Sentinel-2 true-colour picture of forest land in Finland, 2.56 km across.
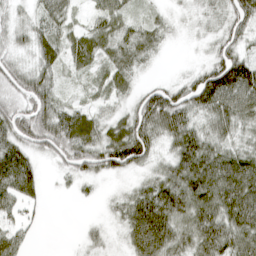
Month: April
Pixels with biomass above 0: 85%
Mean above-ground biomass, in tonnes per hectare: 55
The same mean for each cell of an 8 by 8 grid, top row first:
24 43 14 55 19 11 30 71
32 45 58 48 45 4 22 51
64 45 16 42 11 25 100 125
74 71 47 26 90 97 65 82
71 75 88 85 84 63 67 43
117 9 42 35 27 76 100 108
43 9 2 17 100 92 87 104
49 0 11 11 105 72 86 77
